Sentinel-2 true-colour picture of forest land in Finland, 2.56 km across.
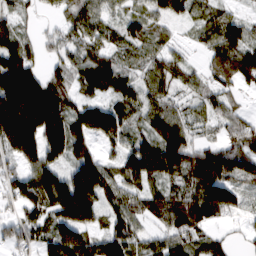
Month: March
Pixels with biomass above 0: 85%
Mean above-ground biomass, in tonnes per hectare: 96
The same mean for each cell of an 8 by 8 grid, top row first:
47 18 80 45 65 73 71 48
107 40 72 69 77 35 70 142
211 95 79 114 62 71 64 103
210 164 97 122 88 71 58 53
180 171 98 67 103 150 53 99
72 126 160 91 130 90 168 104
70 120 214 86 76 110 138 63
87 103 135 118 61 90 69 22
